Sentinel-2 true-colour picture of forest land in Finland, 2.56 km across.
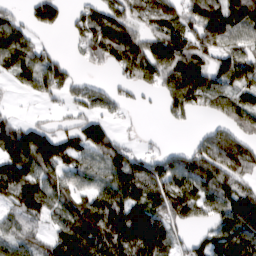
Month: March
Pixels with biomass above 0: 74%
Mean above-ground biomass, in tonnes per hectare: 81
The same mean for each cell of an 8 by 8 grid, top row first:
36 73 42 97 66 72 99 118
128 28 40 138 109 122 66 71
57 105 29 23 75 124 94 77
12 12 39 34 10 57 51 94
150 129 82 71 12 9 78 68
154 77 70 94 114 114 111 72
78 70 94 118 110 94 64 129
66 64 145 142 147 54 76 133
